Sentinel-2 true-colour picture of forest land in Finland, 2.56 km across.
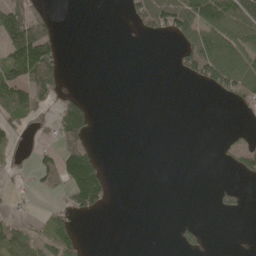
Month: May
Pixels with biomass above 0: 31%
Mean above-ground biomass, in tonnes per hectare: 43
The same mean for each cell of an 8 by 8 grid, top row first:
129 44 0 0 86 139 150 126
166 114 0 0 0 36 134 107
127 120 0 0 0 6 84 120
101 40 102 0 0 0 0 14
29 27 86 0 0 0 0 28
18 57 187 17 0 0 0 21
8 17 66 8 0 0 2 26
87 56 28 0 0 24 15 0
